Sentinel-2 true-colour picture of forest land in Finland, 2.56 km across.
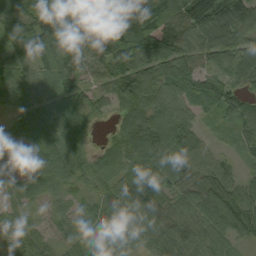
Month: September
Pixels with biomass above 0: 93%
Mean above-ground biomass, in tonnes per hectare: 71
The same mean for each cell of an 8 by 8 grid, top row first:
69 66 107 92 86 90 148 96
79 78 98 97 112 103 80 82
78 60 51 83 97 96 77 61
58 63 59 35 93 82 34 85
21 68 55 39 99 113 44 38
57 70 48 51 67 84 95 51
40 20 29 71 103 52 92 100
57 37 49 59 54 76 62 40
